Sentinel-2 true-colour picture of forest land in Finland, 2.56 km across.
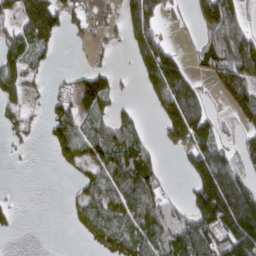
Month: March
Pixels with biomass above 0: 56%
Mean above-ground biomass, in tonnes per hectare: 81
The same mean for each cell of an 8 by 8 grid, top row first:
85 170 40 17 187 25 165 83
93 60 5 16 146 40 106 199
83 19 62 56 65 152 49 185
54 49 79 47 13 198 74 105
24 28 81 90 52 87 108 57
0 0 44 93 106 5 219 95
21 0 59 86 107 51 203 210
2 0 12 85 88 112 120 201
